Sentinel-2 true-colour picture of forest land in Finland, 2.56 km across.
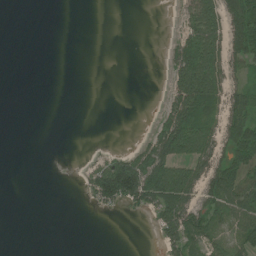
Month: July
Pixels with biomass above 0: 37%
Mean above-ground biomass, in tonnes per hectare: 36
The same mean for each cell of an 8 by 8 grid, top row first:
0 0 0 0 0 11 103 110
0 0 0 0 0 47 109 90
0 0 0 0 0 57 117 26
0 0 0 0 0 78 58 77
0 0 0 1 34 114 81 110
0 0 10 153 147 109 83 74
0 0 1 32 47 107 59 74
0 0 0 0 0 68 44 50
